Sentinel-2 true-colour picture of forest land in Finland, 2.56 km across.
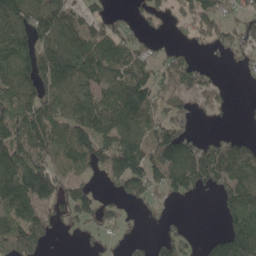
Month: May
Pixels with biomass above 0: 67%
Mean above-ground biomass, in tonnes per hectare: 96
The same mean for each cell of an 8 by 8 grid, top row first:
159 147 72 42 48 43 99 66
145 134 121 112 64 38 49 91
138 161 109 100 112 93 42 7
107 119 117 119 122 75 38 4
151 122 141 141 131 189 52 68
155 150 60 112 143 158 147 125
123 74 127 55 38 14 0 138
188 67 24 26 26 100 32 151
